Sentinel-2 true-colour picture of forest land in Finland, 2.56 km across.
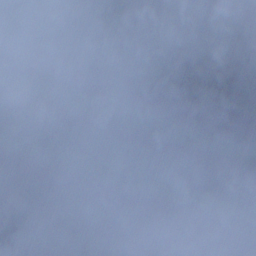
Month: December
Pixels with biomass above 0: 76%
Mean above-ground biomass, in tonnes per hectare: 100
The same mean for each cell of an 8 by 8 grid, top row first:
106 108 168 102 141 113 122 115
125 75 142 63 75 137 80 127
146 104 91 56 127 180 208 169
171 159 79 19 45 135 107 121
156 149 133 56 132 78 123 52
161 124 86 25 68 64 67 40
97 62 157 111 58 124 22 0
90 47 79 65 106 102 19 3
